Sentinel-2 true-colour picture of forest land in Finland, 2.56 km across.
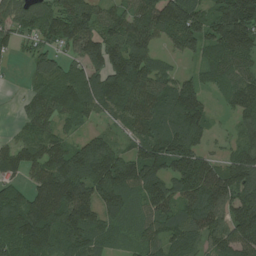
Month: July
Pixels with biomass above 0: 88%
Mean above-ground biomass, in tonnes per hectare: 105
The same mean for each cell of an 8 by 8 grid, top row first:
92 106 136 86 109 180 96 197
46 70 121 135 126 71 72 125
4 109 111 164 132 70 49 84
22 107 90 74 135 132 60 79
69 97 63 60 129 155 47 63
53 132 136 150 133 119 134 157
137 176 157 91 79 89 146 159
142 124 113 48 67 90 89 143
